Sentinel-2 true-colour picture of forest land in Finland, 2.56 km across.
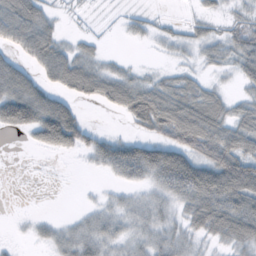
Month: October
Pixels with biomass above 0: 62%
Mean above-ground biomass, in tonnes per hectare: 31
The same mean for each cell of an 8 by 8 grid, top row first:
71 25 2 1 9 2 16 12
38 60 17 1 3 11 22 39
65 36 52 31 16 24 12 20
80 81 19 12 56 51 59 28
0 57 37 43 22 32 56 56
0 0 1 20 36 63 70 115
0 0 5 15 20 20 68 61
3 16 37 25 20 27 18 45
